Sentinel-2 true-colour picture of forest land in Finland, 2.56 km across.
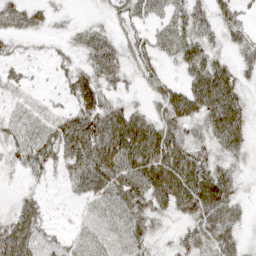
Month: April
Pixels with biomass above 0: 85%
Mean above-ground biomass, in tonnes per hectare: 51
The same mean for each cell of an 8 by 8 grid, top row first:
49 29 10 36 53 54 47 43
21 14 38 55 55 67 50 36
33 8 55 41 38 24 95 38
46 42 67 58 35 75 68 57
51 68 96 95 86 63 45 49
14 27 68 83 87 88 75 28
26 19 29 67 64 48 82 31
84 43 54 60 50 28 59 33
